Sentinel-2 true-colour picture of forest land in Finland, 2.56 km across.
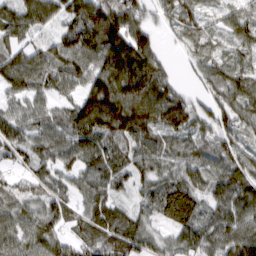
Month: March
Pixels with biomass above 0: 91%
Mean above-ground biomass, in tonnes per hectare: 83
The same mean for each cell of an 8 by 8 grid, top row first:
100 100 127 129 62 84 45 78
67 29 115 145 106 16 48 67
63 66 65 140 154 35 67 87
60 58 107 152 138 134 61 84
81 74 68 87 95 57 64 60
44 65 70 90 61 64 76 96
79 71 62 81 48 113 68 92
97 94 83 110 78 64 96 108
